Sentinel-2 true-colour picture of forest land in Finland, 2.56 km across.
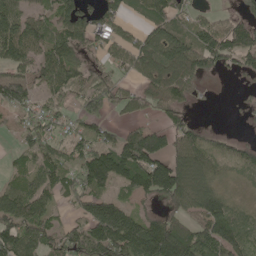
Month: May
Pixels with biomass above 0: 73%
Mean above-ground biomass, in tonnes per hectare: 87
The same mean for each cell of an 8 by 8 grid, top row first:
111 66 121 88 62 87 26 51
137 97 81 70 87 127 114 109
107 97 74 66 69 102 29 23
47 56 61 43 44 62 2 14
27 82 87 82 179 94 72 49
47 100 101 145 149 175 89 49
121 71 61 114 28 72 136 41
132 84 85 170 170 172 132 104
